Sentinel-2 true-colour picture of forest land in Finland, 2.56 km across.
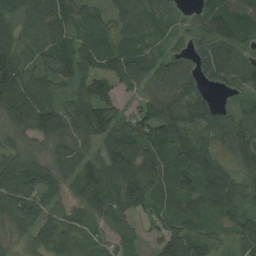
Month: August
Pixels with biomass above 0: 92%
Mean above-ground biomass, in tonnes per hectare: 78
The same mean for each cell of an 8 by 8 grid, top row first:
76 128 84 60 85 25 88 108
85 88 84 76 53 35 81 80
125 73 81 71 79 117 55 80
99 115 112 99 68 104 76 58
49 55 63 110 110 106 48 113
99 66 80 106 149 101 105 54
101 50 50 87 60 56 72 58
36 67 40 34 20 93 59 57
